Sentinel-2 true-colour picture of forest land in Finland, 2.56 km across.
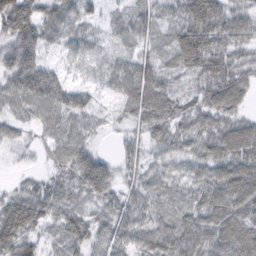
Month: February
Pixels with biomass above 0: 92%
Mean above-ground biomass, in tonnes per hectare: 46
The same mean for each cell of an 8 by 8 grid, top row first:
89 45 44 14 42 41 77 42
72 28 35 17 30 54 71 34
66 66 11 30 63 27 57 49
33 53 51 16 66 46 57 38
18 19 46 8 36 43 53 72
10 28 68 53 40 35 52 71
63 59 38 45 39 28 64 65
68 21 46 45 42 57 55 77
